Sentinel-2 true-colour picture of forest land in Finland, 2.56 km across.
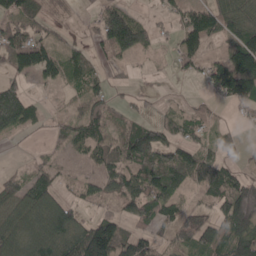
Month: April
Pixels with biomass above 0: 69%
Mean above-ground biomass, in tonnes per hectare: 77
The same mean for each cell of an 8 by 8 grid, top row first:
85 36 4 126 21 53 126 88
147 90 33 86 67 53 55 124
61 56 57 34 5 11 62 185
139 25 53 52 21 26 27 29
10 22 68 74 161 101 56 43
45 72 36 85 105 109 134 76
111 132 61 46 114 73 52 154
125 146 150 176 81 65 98 122
